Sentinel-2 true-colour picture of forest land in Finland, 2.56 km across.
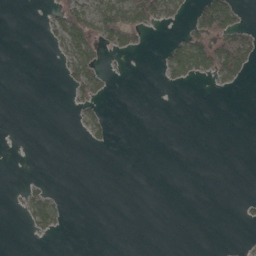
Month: April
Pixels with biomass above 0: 16%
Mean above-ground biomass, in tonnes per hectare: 14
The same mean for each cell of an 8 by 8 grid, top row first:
0 11 64 93 68 16 89 28
0 5 59 29 11 41 63 103
0 0 51 9 0 21 12 25
0 0 18 4 0 0 0 0
0 0 2 11 0 0 0 0
0 3 0 0 0 0 0 0
5 55 0 0 0 0 0 4
0 3 0 0 0 0 0 2
